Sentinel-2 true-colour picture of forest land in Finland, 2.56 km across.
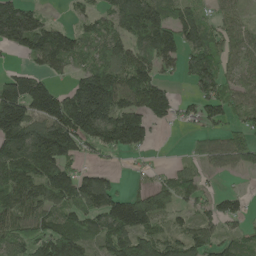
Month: May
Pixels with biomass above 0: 74%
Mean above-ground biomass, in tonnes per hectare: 95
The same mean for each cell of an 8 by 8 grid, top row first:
189 29 39 89 189 88 51 35
77 166 81 83 120 121 99 55
116 70 83 122 111 29 108 53
196 165 217 167 139 60 69 57
168 196 114 111 70 0 39 74
147 151 97 34 16 61 27 16
106 82 98 132 129 60 49 42
98 133 137 116 114 74 74 61
